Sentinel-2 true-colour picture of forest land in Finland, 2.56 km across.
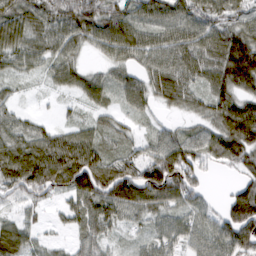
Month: March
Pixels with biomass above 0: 87%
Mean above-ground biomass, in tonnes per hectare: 70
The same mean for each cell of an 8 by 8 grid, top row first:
96 86 109 95 84 84 77 69
88 74 53 82 78 83 88 124
37 34 67 53 59 91 74 103
38 5 23 36 38 29 59 114
74 79 91 43 44 82 74 117
99 111 103 114 106 115 26 42
31 28 78 85 77 60 38 130
74 21 44 32 28 58 65 98
